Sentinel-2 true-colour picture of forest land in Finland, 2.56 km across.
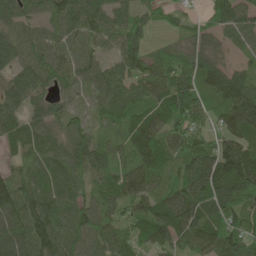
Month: May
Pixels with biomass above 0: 92%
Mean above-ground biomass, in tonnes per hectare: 83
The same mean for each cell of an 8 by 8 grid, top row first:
75 67 112 89 46 30 44 81
85 84 83 65 65 37 45 40
82 84 71 85 94 101 82 72
60 66 25 65 77 108 59 119
65 62 89 48 113 94 75 99
77 81 75 74 107 81 125 142
125 125 92 73 85 121 95 96
111 135 106 86 77 83 102 120
